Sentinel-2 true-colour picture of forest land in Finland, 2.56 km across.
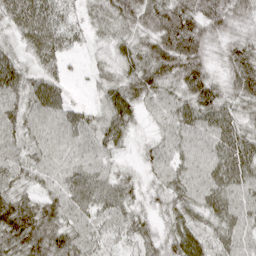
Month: April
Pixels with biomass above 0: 96%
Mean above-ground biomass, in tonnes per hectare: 50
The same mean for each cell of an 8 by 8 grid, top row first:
57 58 31 54 71 77 62 45
30 61 18 29 48 90 45 49
62 53 8 39 66 59 53 57
53 64 35 51 28 54 60 39
49 51 49 41 20 45 49 60
46 45 63 44 23 48 55 62
75 53 59 59 27 39 51 53
71 77 62 38 43 53 37 47
